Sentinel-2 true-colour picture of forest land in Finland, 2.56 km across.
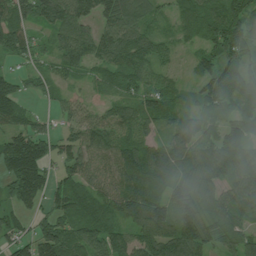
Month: July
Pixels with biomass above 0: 88%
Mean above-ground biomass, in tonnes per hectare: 89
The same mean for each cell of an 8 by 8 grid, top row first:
100 109 112 102 75 63 91 97
83 44 91 114 86 40 62 103
50 52 36 56 77 40 98 98
99 25 59 59 83 83 81 77
143 81 84 90 82 115 96 115
156 79 82 75 143 111 96 101
69 66 83 84 139 131 86 102
74 134 96 103 106 143 88 80
